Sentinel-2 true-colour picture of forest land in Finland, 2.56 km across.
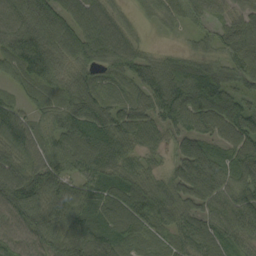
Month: September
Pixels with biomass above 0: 96%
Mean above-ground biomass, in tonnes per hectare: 71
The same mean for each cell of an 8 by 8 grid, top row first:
75 106 76 49 19 35 35 49
85 84 97 79 27 15 36 89
45 71 57 48 72 101 117 63
52 59 77 66 72 89 124 87
79 59 100 84 69 47 56 97
95 82 60 71 59 66 91 63
100 80 71 80 78 76 66 86
66 81 114 89 46 48 64 54
